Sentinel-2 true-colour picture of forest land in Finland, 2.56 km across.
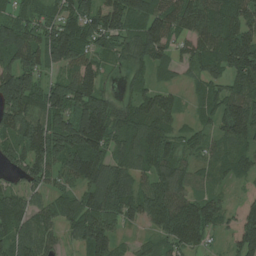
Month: July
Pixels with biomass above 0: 92%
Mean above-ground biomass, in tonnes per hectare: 103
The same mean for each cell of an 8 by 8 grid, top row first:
78 74 118 112 106 130 140 117
129 152 110 78 122 58 109 149
171 67 130 16 53 29 86 113
156 148 173 133 110 59 54 150
92 160 194 108 131 80 62 89
56 86 130 119 79 99 49 61
106 72 107 115 128 176 113 45
95 78 83 106 33 121 57 106
